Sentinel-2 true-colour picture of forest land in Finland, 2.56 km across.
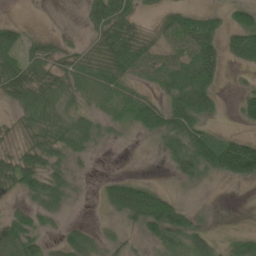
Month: May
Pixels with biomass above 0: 69%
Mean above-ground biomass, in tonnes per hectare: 40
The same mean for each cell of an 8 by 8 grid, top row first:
4 1 8 76 15 39 34 41
51 27 25 75 56 40 63 59
72 51 44 59 29 67 63 5
23 50 29 33 75 83 49 24
21 62 42 12 4 51 69 56
67 62 13 15 9 27 39 52
21 43 3 35 100 61 5 0
79 23 48 25 24 49 30 29
